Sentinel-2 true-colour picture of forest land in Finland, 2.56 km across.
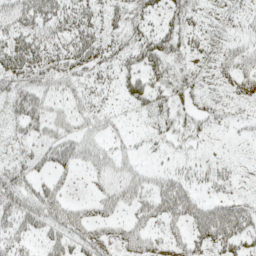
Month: May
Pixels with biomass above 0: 63%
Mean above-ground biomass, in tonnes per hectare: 29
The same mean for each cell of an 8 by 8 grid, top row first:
40 46 33 23 28 22 13 16
47 31 39 32 47 28 20 27
37 32 28 18 51 28 13 31
40 43 29 13 23 32 21 9
26 37 41 19 10 17 10 4
37 23 10 35 27 23 19 7
47 49 25 28 31 43 29 34
29 30 35 33 34 22 34 37
